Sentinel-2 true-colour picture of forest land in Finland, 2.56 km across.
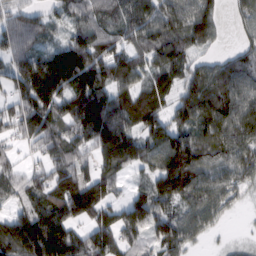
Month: February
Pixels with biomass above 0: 86%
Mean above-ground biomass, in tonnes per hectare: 95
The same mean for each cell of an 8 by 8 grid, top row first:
62 46 75 70 104 107 91 52
76 62 139 82 86 95 35 45
94 178 145 104 66 83 105 91
82 124 153 146 160 78 78 96
40 98 89 176 112 145 84 100
65 94 94 77 50 181 87 77
56 124 144 77 130 64 75 16
173 222 109 119 73 108 18 13
